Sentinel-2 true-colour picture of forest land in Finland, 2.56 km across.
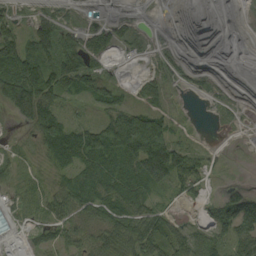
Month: September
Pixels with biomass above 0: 69%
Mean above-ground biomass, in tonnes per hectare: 41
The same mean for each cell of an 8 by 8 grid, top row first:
28 35 8 15 2 0 1 1
66 61 79 46 10 6 0 1
110 98 71 20 24 18 8 0
56 72 9 58 65 10 3 5
8 69 90 106 160 50 5 1
15 14 52 86 88 86 27 1
11 38 64 78 64 13 17 67
2 34 41 84 96 54 46 79
